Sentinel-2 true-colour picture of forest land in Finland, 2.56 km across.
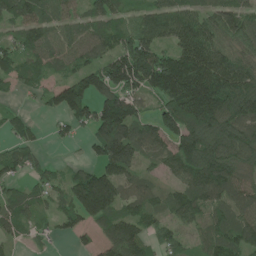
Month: June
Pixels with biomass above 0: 82%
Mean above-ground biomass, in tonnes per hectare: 102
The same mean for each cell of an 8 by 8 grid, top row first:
74 56 60 87 67 102 83 102
72 85 85 87 150 106 124 69
66 49 103 153 193 262 206 132
25 38 115 229 69 197 216 145
57 20 24 264 122 135 151 145
57 54 82 145 62 73 155 106
69 33 143 125 87 95 76 83
49 23 23 122 103 68 74 99
